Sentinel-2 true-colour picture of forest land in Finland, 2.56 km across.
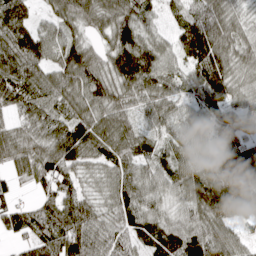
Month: April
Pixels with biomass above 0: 94%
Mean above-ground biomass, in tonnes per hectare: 81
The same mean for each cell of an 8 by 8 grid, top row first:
103 34 95 102 67 44 132 48
103 85 86 79 104 66 145 69
106 78 80 100 110 56 147 54
47 74 54 73 51 53 62 62
75 86 117 81 47 46 36 83
50 81 50 60 67 73 107 177
64 81 98 63 88 51 142 105
37 108 127 81 70 112 106 50
